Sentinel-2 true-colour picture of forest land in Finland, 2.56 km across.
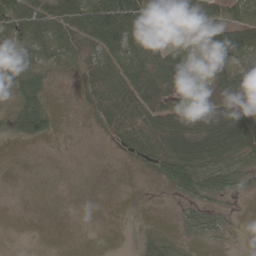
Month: May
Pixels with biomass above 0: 58%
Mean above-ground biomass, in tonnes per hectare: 39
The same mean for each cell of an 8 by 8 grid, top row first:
62 55 59 124 89 78 70 38
33 34 30 66 76 70 67 68
34 18 21 56 79 132 76 66
42 33 4 48 80 109 96 81
5 5 0 15 60 73 68 68
0 0 0 0 5 48 46 28
0 0 0 0 0 4 18 1
0 0 0 0 22 14 10 0
